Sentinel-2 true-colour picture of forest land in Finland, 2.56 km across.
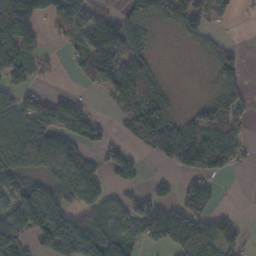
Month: November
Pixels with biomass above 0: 63%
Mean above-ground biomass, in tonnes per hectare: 63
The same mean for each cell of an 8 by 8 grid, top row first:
121 80 89 58 56 81 45 10
85 15 58 108 45 3 26 18
42 13 19 82 81 2 13 53
89 102 72 25 100 29 59 65
102 90 68 31 67 133 115 58
61 51 77 37 22 32 101 7
100 128 56 58 81 65 76 3
77 75 176 96 48 84 73 38
